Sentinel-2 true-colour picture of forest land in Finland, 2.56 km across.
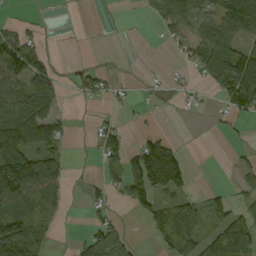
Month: September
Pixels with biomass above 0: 48%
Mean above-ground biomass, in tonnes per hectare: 51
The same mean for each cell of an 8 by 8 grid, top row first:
5 2 0 5 13 81 53 119
112 20 1 0 0 26 92 66
73 63 35 24 6 8 58 200
85 62 2 13 7 5 8 65
141 89 2 64 53 25 0 9
195 104 6 40 132 115 0 38
72 49 3 26 54 67 51 43
139 37 22 64 8 110 89 118
